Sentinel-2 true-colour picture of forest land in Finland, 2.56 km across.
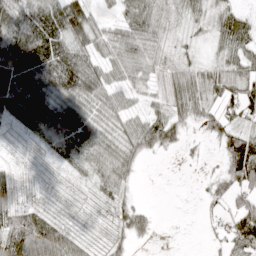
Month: April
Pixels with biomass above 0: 81%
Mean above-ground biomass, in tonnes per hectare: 51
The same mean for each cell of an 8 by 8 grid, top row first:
91 104 96 18 69 39 45 53
128 113 63 51 54 27 22 63
98 91 99 37 31 50 51 47
75 82 62 43 27 52 42 43
15 43 71 48 80 55 19 88
31 14 23 49 6 0 16 90
68 30 12 29 30 0 13 67
124 126 32 30 23 0 8 64
